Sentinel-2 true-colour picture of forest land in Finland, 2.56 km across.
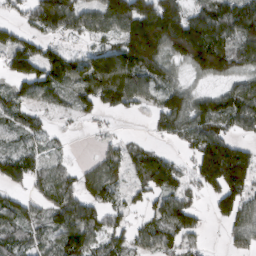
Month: March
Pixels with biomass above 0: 75%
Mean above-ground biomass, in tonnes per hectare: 82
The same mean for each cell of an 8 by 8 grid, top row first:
26 126 90 133 177 137 100 148
74 44 27 92 210 144 207 104
76 106 108 186 104 44 55 62
66 34 44 47 28 116 113 120
33 32 1 23 27 29 131 58
90 59 68 85 90 65 147 141
81 64 109 55 38 74 19 94
66 50 119 65 69 51 7 51
